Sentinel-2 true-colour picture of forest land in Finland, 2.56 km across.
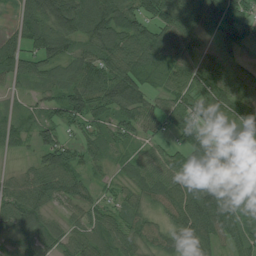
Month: July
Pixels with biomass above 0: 88%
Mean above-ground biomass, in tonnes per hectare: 72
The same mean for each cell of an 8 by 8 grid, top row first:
44 112 115 113 88 78 85 81
72 100 63 96 100 67 25 52
55 62 100 110 75 61 67 60
38 61 101 73 73 84 70 78
46 80 67 67 45 53 80 74
23 77 57 34 70 79 100 87
89 48 56 46 48 88 126 64
35 68 64 71 65 75 90 68
